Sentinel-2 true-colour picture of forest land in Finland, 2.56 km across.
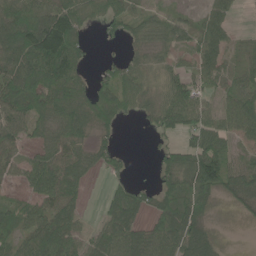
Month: June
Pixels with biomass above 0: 77%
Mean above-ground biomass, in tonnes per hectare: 63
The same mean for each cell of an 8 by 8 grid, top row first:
104 102 87 63 34 24 45 7
139 161 65 5 39 36 62 22
128 124 62 58 68 62 48 46
101 95 83 88 38 98 52 85
55 63 55 26 1 36 80 31
38 88 58 30 0 72 109 85
52 71 39 65 57 79 48 33
59 100 49 79 85 90 80 1
